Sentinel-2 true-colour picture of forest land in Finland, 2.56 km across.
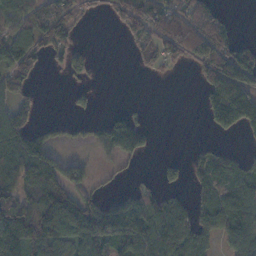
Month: November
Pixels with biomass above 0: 57%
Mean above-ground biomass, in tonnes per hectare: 78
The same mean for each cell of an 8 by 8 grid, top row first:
94 111 32 33 111 130 92 2
114 71 40 0 54 137 181 97
77 1 20 0 4 5 127 192
79 0 21 19 10 0 61 194
93 51 4 128 78 0 16 11
100 143 68 13 11 24 92 94
172 178 158 113 142 75 86 108
140 140 119 122 112 105 56 105
